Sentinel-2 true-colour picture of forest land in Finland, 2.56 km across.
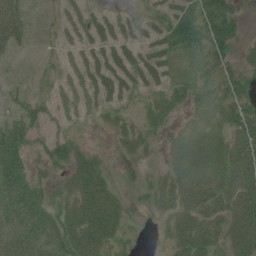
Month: July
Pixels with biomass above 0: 66%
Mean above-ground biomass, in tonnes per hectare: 32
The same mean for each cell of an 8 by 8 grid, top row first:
31 3 16 16 15 34 58 24
16 4 15 28 23 31 46 17
4 9 14 41 27 16 24 35
23 19 8 21 22 20 19 40
52 30 19 15 28 16 28 46
65 25 54 17 20 33 24 58
70 54 62 44 13 45 58 58
67 70 62 38 4 40 49 57
